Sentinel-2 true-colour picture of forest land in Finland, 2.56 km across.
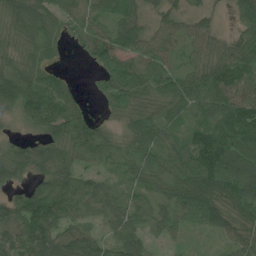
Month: July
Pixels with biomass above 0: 90%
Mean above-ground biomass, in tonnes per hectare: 59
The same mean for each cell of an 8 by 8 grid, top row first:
59 55 42 61 41 42 32 71
42 33 26 81 63 41 61 96
77 62 5 46 69 65 92 77
42 86 42 27 52 48 64 100
36 67 76 42 63 50 77 81
53 70 59 27 59 68 95 92
62 116 61 49 49 61 78 75
70 91 73 44 45 23 9 61
